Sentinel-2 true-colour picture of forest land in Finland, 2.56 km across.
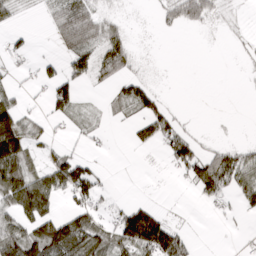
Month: March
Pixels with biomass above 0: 45%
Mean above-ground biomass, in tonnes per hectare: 38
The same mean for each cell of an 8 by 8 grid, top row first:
18 23 75 16 1 50 44 3
21 2 69 61 2 0 0 5
13 30 32 41 24 0 0 2
79 21 25 17 53 19 0 0
122 18 9 2 25 74 14 17
92 65 90 4 1 10 108 64
77 62 47 18 74 2 11 20
87 125 104 60 171 96 0 4
